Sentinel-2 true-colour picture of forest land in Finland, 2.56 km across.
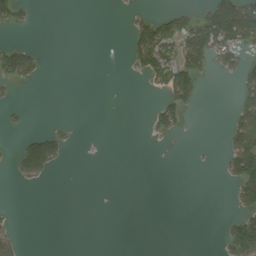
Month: August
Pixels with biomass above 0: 19%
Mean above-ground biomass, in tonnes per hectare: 30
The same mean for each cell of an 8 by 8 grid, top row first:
52 0 0 0 27 52 108 208
61 3 0 0 107 92 137 86
59 3 0 0 23 114 12 46
10 0 0 0 6 66 0 71
24 101 3 0 2 1 2 101
26 29 0 0 0 0 0 106
2 0 0 1 0 0 0 44
27 0 0 0 0 0 0 116
